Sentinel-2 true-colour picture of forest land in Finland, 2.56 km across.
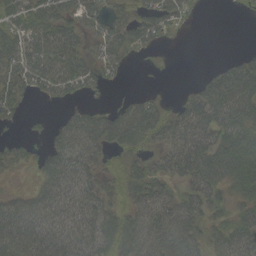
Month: September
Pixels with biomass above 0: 71%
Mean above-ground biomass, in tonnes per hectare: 39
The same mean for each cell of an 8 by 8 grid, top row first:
33 44 37 29 31 30 1 2
46 55 30 33 19 2 0 2
41 45 38 11 0 0 26 73
17 4 25 26 49 23 65 72
14 23 58 38 25 44 60 69
7 45 47 24 45 34 71 76
46 49 54 38 47 55 49 35
68 63 61 64 65 80 46 57
